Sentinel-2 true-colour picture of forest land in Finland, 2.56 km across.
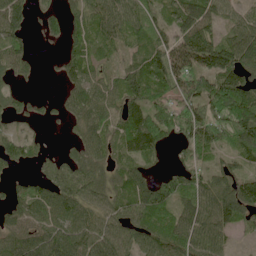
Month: June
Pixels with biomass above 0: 80%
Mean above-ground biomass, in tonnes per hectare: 72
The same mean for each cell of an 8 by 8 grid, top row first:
75 30 52 88 84 73 89 38
58 4 53 46 63 116 157 106
29 3 63 47 89 118 107 111
39 14 64 59 105 99 99 154
56 14 47 55 115 55 93 117
19 36 67 52 49 74 72 64
61 82 79 78 105 72 97 130
83 82 92 82 76 91 93 17
